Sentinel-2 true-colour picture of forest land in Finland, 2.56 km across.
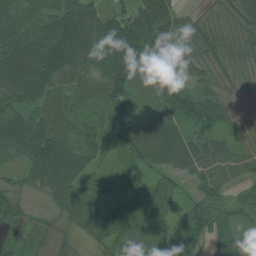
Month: July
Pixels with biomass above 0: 88%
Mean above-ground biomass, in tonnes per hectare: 68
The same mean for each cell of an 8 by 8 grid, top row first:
66 74 126 44 107 58 24 59
94 120 128 120 170 82 58 62
121 119 67 133 76 67 50 45
81 73 48 68 37 59 81 38
104 149 62 31 102 75 60 41
23 112 79 27 32 47 60 39
26 16 86 45 74 49 87 35
7 8 31 68 67 59 58 42
